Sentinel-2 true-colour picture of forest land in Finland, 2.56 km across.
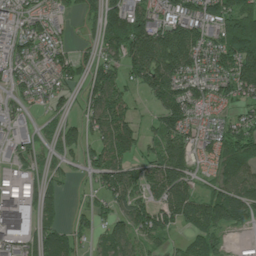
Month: July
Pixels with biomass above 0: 77%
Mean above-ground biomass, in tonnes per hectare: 72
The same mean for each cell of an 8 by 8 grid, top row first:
52 53 45 113 93 83 98 120
71 78 24 91 159 160 82 166
39 43 50 94 85 97 54 105
33 37 45 102 9 98 29 36
51 39 66 96 56 91 50 114
41 49 16 95 55 96 33 105
118 53 22 69 81 101 103 90
82 88 50 85 56 22 66 10
